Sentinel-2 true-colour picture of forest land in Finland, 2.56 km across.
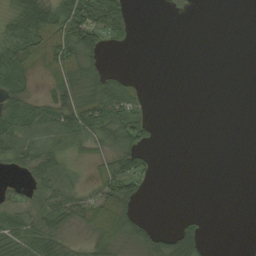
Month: August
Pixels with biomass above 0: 47%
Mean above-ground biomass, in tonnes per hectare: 25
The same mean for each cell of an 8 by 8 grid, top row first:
35 48 72 76 0 0 0 0
44 53 67 14 0 0 0 0
33 23 48 36 1 0 0 0
34 37 67 71 19 0 0 0
54 50 33 42 33 0 0 0
11 47 10 61 36 0 0 0
32 52 46 69 7 0 0 0
41 44 10 46 28 47 13 0
